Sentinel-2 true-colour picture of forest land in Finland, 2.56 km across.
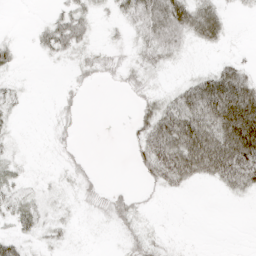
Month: April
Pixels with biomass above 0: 53%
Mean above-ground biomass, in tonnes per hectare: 22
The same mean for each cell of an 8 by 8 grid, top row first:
0 11 28 11 38 53 47 3
15 23 21 10 24 25 11 3
7 0 10 7 15 8 50 63
9 2 8 0 21 59 99 102
7 3 4 0 33 84 91 76
11 4 12 0 15 44 33 49
22 9 7 24 7 0 0 1
30 11 2 3 22 3 0 0
